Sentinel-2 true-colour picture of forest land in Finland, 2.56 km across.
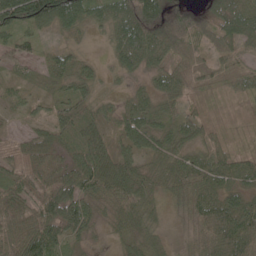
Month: May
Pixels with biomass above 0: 93%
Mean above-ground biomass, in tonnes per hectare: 55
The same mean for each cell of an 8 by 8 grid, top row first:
108 105 84 87 107 45 51 74
54 24 25 49 101 76 50 49
28 43 53 20 34 61 38 32
24 39 65 31 57 53 18 11
31 61 59 40 59 60 45 13
55 61 88 79 38 64 80 58
59 87 82 52 47 26 84 70
78 86 39 19 39 13 62 78
